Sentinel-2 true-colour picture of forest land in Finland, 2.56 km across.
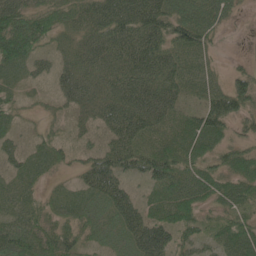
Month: May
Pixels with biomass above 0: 81%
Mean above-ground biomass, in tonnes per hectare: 51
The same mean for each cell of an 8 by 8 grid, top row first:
80 54 45 99 107 77 71 16
75 20 38 61 90 56 33 2
18 19 54 45 79 53 36 44
17 5 21 57 86 55 82 55
24 27 14 51 61 63 75 38
33 20 27 74 41 75 71 78
32 29 39 67 57 86 34 45
81 60 41 39 95 53 28 81
